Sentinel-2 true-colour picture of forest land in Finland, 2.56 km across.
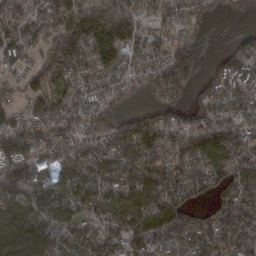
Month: February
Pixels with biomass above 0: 87%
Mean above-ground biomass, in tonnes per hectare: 113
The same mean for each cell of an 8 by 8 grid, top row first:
90 109 258 266 96 89 44 18
102 102 191 221 82 124 8 72
62 125 94 87 65 195 83 135
58 88 94 99 77 84 119 94
139 95 97 138 185 115 135 118
151 121 115 95 149 116 127 101
113 118 94 89 105 142 62 105
178 159 109 96 111 91 139 117
